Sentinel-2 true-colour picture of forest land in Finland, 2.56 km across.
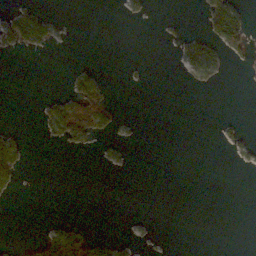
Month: November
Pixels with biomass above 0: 14%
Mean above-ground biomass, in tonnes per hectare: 11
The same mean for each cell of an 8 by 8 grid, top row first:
39 20 0 0 10 2 44 38
21 15 0 0 0 11 31 36
0 0 34 4 2 1 15 1
0 27 78 28 0 0 0 0
29 7 27 10 1 0 0 16
30 0 0 1 0 0 0 1
0 0 0 0 0 0 0 0
2 49 58 24 4 0 0 0
